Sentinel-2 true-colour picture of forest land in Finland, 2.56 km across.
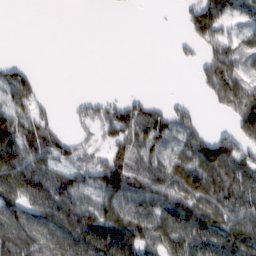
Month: February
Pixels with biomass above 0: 62%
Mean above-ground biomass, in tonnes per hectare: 55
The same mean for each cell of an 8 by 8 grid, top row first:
0 0 0 0 0 7 109 38
0 0 0 0 0 15 61 50
56 1 0 0 0 0 73 92
59 25 24 52 59 50 10 139
107 55 22 47 57 46 81 93
134 78 46 82 76 72 85 90
83 91 85 69 65 84 81 84
108 87 123 108 77 93 89 109
